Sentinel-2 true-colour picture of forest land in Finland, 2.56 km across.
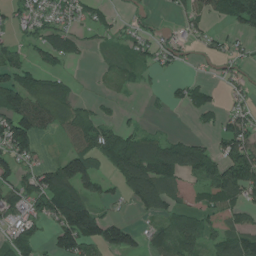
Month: June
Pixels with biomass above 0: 59%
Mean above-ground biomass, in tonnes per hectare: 56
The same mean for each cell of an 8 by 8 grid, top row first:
39 44 43 27 30 16 40 82
36 61 25 24 43 37 26 23
70 74 10 43 16 17 22 39
114 91 62 11 14 5 37 48
121 8 67 85 87 74 38 112
66 64 146 41 132 67 75 115
59 78 129 14 52 42 41 55
64 29 131 96 38 68 49 84
